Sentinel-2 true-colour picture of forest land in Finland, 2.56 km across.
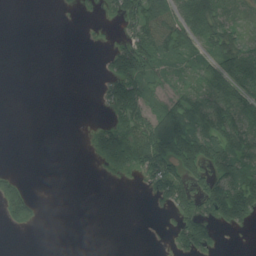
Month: August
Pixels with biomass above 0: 43%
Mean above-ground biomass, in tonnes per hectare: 35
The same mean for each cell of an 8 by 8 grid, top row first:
0 0 2 7 90 79 89 37
0 0 0 20 76 75 42 59
0 0 0 37 66 28 59 121
0 0 0 27 45 89 105 84
0 0 0 86 86 122 93 82
12 0 0 11 30 70 52 79
31 0 0 0 0 39 49 86
0 0 0 0 0 24 37 0
